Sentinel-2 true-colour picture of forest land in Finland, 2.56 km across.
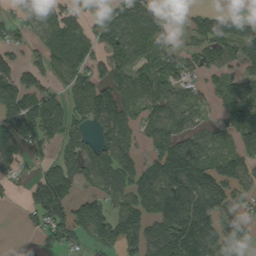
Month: September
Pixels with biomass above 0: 71%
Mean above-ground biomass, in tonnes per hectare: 83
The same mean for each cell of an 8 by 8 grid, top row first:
50 89 78 114 116 51 73 36
52 77 87 119 134 72 94 115
100 79 91 83 71 113 44 63
145 116 58 74 71 90 32 82
107 75 65 86 55 107 51 83
44 78 75 86 98 133 99 86
5 137 82 81 104 137 99 54
4 70 49 91 93 131 111 87
